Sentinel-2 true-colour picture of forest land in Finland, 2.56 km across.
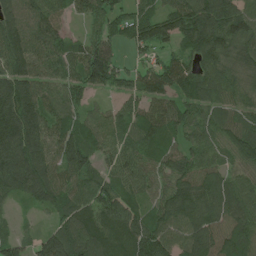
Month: June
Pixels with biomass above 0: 92%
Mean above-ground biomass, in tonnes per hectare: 94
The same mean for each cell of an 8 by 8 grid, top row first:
91 98 53 90 86 106 121 121
108 105 69 70 73 59 119 94
112 88 88 99 89 114 90 73
161 93 66 50 89 86 76 69
151 107 94 83 100 59 75 94
129 97 83 74 90 94 85 66
21 53 99 127 76 101 108 109
69 124 141 108 143 88 124 116
